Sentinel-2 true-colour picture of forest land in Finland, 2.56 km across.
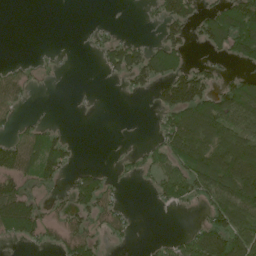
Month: June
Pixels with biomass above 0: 50%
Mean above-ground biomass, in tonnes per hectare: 60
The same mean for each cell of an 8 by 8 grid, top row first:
0 0 0 1 9 97 56 141
0 4 2 70 56 81 48 102
60 10 0 18 72 112 82 62
37 4 2 0 1 126 133 128
73 87 9 0 13 112 124 133
93 68 53 23 29 99 141 170
156 43 78 62 0 31 61 127
40 37 98 33 3 30 139 134
